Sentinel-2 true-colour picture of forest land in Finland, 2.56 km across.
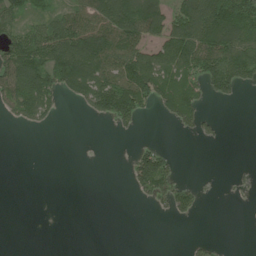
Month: July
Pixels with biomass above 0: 42%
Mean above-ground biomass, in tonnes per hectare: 51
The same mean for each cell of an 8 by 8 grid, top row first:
58 48 88 133 134 79 136 141
98 109 148 133 81 124 119 105
123 104 137 124 133 82 86 86
56 51 15 113 43 71 23 0
0 0 0 0 16 1 8 0
0 0 0 0 101 46 2 12
0 0 0 0 4 54 1 2
0 0 0 0 0 0 13 0
